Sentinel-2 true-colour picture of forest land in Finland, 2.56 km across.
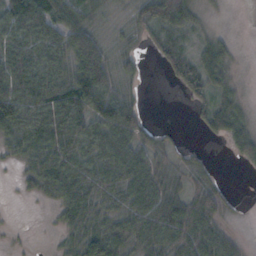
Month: October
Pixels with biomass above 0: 75%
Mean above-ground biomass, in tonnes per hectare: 48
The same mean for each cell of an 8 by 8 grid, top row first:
80 82 62 15 64 106 12 0
72 79 105 30 18 49 48 6
86 78 117 72 16 37 61 15
89 83 78 107 30 0 48 46
44 66 52 65 47 19 8 46
9 61 57 60 75 28 19 1
1 10 58 35 67 71 72 3
5 2 46 63 52 64 66 17
